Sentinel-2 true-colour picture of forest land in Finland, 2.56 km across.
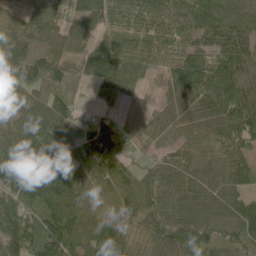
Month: June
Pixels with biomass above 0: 94%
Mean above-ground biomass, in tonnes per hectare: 86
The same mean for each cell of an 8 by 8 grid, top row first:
52 107 68 68 80 75 97 73
125 102 63 95 58 59 88 98
101 122 46 116 40 95 111 108
89 98 41 34 45 78 107 106
118 87 123 96 36 71 101 71
102 108 70 75 56 96 101 81
100 96 84 58 77 84 92 85
103 137 68 116 57 124 89 84
